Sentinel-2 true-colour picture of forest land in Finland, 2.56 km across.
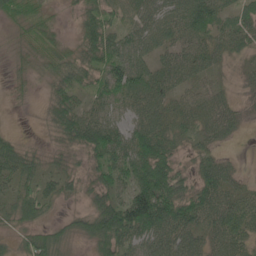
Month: May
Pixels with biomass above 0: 81%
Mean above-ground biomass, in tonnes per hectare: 49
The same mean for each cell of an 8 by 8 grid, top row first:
51 26 27 40 49 57 68 49
16 36 37 67 53 51 49 40
13 28 50 76 71 55 36 13
1 22 51 24 65 44 59 25
30 8 48 89 89 37 34 6
62 40 26 71 98 80 55 22
52 34 13 88 177 101 74 63
20 52 20 77 64 71 47 60
